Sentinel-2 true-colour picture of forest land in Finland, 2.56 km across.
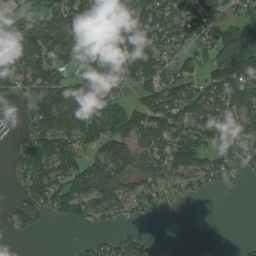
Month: August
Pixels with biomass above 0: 68%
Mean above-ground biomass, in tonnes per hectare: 88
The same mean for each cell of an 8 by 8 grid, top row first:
76 79 126 155 133 112 106 69
119 112 107 164 157 82 66 192
90 167 94 114 112 101 99 144
4 181 144 118 124 121 89 99
28 152 102 115 91 128 93 97
42 141 143 129 70 67 84 21
48 81 100 82 43 4 0 0
5 0 14 59 46 0 0 6
